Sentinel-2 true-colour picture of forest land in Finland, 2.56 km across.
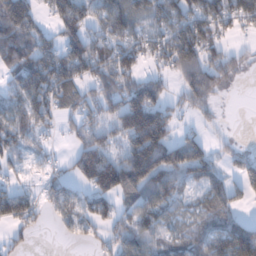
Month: January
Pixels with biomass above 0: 71%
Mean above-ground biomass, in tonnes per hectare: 85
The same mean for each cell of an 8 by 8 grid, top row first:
146 55 130 126 88 125 145 117
128 88 142 126 92 141 109 28
76 132 103 123 85 55 139 26
75 86 74 97 237 48 44 0
79 19 73 77 183 91 45 20
29 25 72 139 127 92 72 60
110 43 81 72 94 51 60 29
28 0 36 61 78 49 86 182
